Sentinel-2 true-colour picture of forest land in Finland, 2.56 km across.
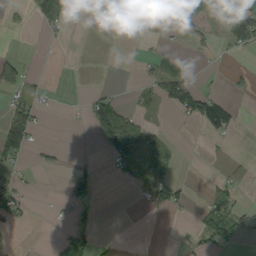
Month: September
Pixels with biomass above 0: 25%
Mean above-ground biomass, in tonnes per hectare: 26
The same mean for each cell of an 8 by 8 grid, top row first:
12 50 0 0 78 43 57 116
3 1 0 0 3 8 8 39
69 5 0 0 16 80 2 7
59 9 4 100 17 34 92 10
76 9 0 81 71 7 4 0
20 1 33 7 64 28 3 7
43 1 22 0 11 30 50 31
1 3 52 5 0 1 42 20
